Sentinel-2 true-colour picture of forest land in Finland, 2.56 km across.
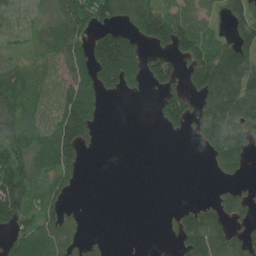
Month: June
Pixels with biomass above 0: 59%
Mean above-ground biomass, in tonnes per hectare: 88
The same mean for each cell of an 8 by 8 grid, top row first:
76 53 147 114 165 90 46 109
47 92 102 230 83 118 113 131
114 74 122 129 88 75 185 189
121 88 186 1 0 163 145 199
141 101 148 0 0 1 94 139
180 95 50 0 0 0 8 53
185 104 13 0 0 25 67 98
78 116 65 8 0 44 144 81
